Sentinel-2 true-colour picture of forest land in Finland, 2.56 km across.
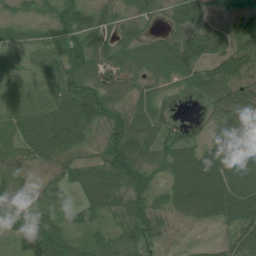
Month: July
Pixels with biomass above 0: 87%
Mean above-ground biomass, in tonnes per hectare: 56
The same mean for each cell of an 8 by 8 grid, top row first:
24 31 65 45 43 46 58 44
32 66 89 76 62 78 77 69
15 47 70 60 50 46 69 53
41 69 111 59 54 2 28 68
54 93 50 62 69 62 42 73
42 19 49 77 58 67 99 88
61 39 41 55 64 52 86 92
53 98 29 35 58 5 8 53
